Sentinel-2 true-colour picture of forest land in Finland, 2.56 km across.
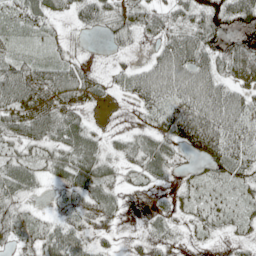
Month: May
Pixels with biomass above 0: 80%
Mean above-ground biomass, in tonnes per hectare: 39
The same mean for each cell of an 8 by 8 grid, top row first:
30 38 34 36 40 35 48 44
18 14 8 10 5 69 48 42
81 60 50 18 53 67 64 43
58 70 36 4 28 69 81 56
42 50 68 20 42 46 81 48
61 30 60 30 30 16 33 40
37 12 37 34 5 22 33 22
38 58 47 13 18 15 11 18
